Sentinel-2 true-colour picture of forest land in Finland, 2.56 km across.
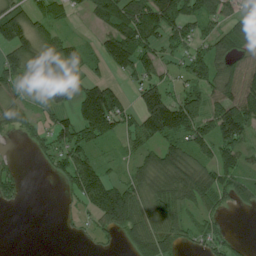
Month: July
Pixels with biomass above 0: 70%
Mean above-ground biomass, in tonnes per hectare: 65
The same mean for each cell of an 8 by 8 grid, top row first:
86 47 18 114 121 123 68 49
92 61 32 101 88 51 58 69
55 59 45 46 74 27 86 87
43 36 126 167 112 155 98 144
7 47 91 28 56 62 70 89
46 13 95 30 65 96 77 76
12 0 24 149 64 73 48 35
0 0 7 20 103 68 54 19
